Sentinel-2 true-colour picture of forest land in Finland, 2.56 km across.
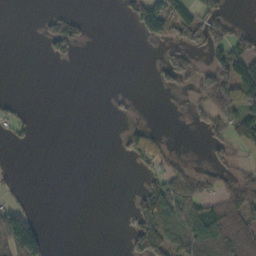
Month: October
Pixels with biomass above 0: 31%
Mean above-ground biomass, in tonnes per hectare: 39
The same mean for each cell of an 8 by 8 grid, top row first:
0 28 19 0 111 108 81 5
0 40 28 0 4 56 101 73
0 0 0 0 0 54 85 175
14 0 0 7 1 0 59 135
12 0 0 2 74 3 27 65
5 0 0 0 28 60 40 32
51 0 0 0 81 97 67 80
159 37 0 0 122 91 105 92
